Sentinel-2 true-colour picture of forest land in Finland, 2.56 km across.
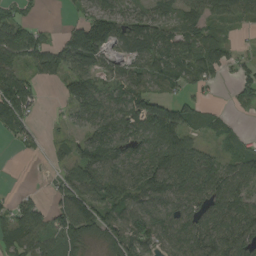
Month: August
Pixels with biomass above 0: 77%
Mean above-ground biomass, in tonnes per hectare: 72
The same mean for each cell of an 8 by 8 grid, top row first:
68 1 42 96 68 56 78 49
119 85 160 72 86 90 79 17
98 38 105 52 74 65 46 51
116 6 75 95 109 98 60 14
33 21 62 116 73 99 29 38
0 11 91 87 118 131 107 71
54 51 117 81 79 80 94 82
66 62 68 66 84 86 106 95
